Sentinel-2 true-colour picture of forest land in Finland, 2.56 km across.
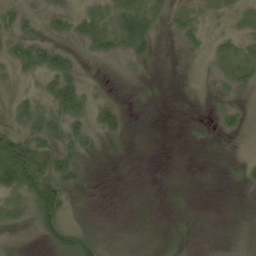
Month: June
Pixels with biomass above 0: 43%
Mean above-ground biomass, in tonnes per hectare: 20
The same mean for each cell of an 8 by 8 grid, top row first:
30 23 27 33 52 20 14 14
33 33 14 26 25 3 13 28
16 33 26 1 2 0 8 31
25 45 44 28 0 0 3 16
68 53 37 3 0 0 6 0
80 72 22 0 0 0 0 7
43 81 5 0 0 0 0 1
0 32 57 15 3 2 0 4
